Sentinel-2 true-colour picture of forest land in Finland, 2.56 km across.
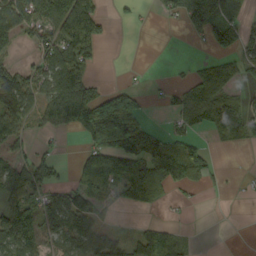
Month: September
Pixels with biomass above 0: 54%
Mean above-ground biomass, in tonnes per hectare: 63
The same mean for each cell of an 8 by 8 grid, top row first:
109 112 137 7 5 42 118 68
29 88 121 0 0 0 7 46
83 87 105 6 8 11 88 46
79 78 147 186 43 42 82 76
45 14 28 161 121 65 27 30
97 62 66 126 155 105 49 5
115 74 101 22 47 14 0 1
109 57 81 52 79 53 0 0
